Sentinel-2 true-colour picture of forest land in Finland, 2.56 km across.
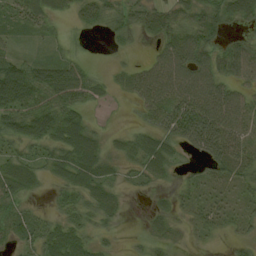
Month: August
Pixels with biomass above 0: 80%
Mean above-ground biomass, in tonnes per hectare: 39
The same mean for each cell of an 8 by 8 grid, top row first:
30 38 34 36 40 35 48 44
18 14 8 10 5 69 48 42
81 60 50 18 53 67 64 43
58 70 36 4 28 69 81 56
42 50 68 20 42 46 81 48
61 30 60 30 30 16 33 40
37 12 37 34 5 22 33 22
38 58 47 13 18 15 11 18
